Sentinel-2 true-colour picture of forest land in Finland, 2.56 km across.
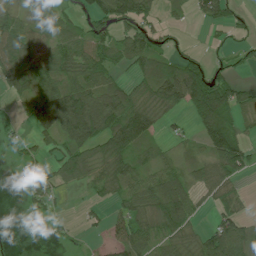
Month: July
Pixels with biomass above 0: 66%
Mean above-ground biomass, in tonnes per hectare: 57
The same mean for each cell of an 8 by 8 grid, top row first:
44 45 31 107 64 14 63 23
85 50 62 66 80 28 14 20
76 78 72 45 51 112 104 28
7 114 156 117 80 38 166 56
17 42 100 96 60 24 80 79
5 46 57 65 51 68 54 40
2 18 7 28 59 108 22 33
0 5 5 34 69 54 93 114
